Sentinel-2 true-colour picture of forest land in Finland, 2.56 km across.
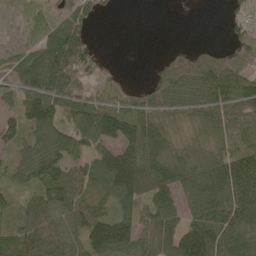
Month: May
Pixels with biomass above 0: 78%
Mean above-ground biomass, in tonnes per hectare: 83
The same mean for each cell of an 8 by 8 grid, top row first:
14 36 75 9 0 0 0 31
44 102 103 0 0 16 22 53
71 128 73 30 6 88 118 92
61 141 108 110 76 76 105 99
61 117 83 103 135 68 61 94
61 70 85 173 110 107 124 152
52 118 94 81 89 85 134 139
90 103 95 195 89 146 182 117
